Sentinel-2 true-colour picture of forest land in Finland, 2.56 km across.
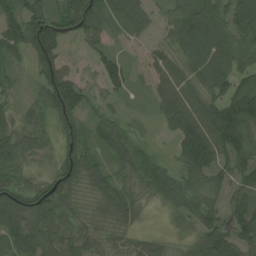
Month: August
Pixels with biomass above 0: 90%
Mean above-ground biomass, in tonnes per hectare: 69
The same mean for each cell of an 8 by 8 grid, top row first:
82 91 118 56 58 69 115 97
64 125 20 29 19 69 125 87
21 86 42 53 23 78 96 59
29 90 82 36 10 99 81 117
97 37 76 91 23 48 114 118
75 45 85 60 70 70 84 64
100 90 33 67 28 58 75 70
79 80 62 40 37 26 96 83
